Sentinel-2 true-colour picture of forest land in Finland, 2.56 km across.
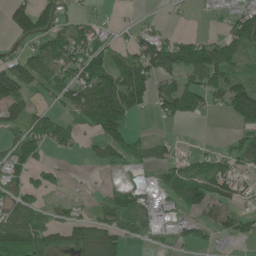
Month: June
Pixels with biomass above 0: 60%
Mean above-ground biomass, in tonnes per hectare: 56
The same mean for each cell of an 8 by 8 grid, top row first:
94 63 21 5 9 2 3 63
24 65 88 43 76 96 96 73
124 79 92 119 105 65 79 66
66 39 68 150 32 91 32 94
51 52 21 80 31 19 3 43
55 37 3 7 11 61 73 43
74 29 19 68 63 49 58 40
102 59 82 84 19 27 28 55
